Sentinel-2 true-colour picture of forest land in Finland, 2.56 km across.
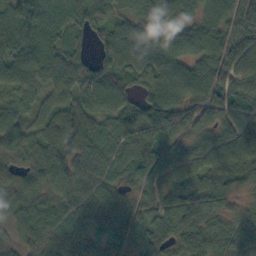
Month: October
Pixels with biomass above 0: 95%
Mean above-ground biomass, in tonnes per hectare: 73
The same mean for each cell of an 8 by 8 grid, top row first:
97 77 77 68 84 92 79 87
91 84 54 86 91 73 96 63
78 69 81 88 77 96 99 77
51 57 57 64 83 90 93 79
53 78 71 65 88 75 76 111
47 73 68 52 76 84 85 86
42 54 55 54 46 84 90 43
41 79 54 39 60 76 83 78
